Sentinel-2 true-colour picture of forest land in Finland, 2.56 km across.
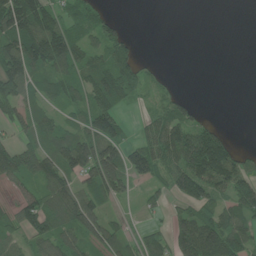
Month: June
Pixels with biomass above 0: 64%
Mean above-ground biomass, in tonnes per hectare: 74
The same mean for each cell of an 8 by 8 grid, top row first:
208 114 72 30 0 0 0 0
145 197 80 98 4 0 0 0
138 65 67 117 47 9 0 0
83 52 51 115 18 68 6 0
65 61 114 122 65 140 177 17
95 104 93 170 69 107 169 98
59 100 135 30 27 34 76 90
48 79 75 87 58 121 154 82
